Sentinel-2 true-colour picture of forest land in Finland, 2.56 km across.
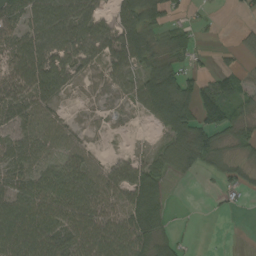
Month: September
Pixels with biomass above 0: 72%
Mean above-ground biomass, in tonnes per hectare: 49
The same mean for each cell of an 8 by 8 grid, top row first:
72 89 80 46 79 31 9 6
55 82 75 77 66 42 7 22
73 87 28 41 57 82 16 38
69 54 9 21 34 103 15 38
63 60 33 2 3 67 63 39
67 63 75 52 71 25 18 32
77 67 82 61 85 2 3 9
79 68 87 101 78 28 0 0
